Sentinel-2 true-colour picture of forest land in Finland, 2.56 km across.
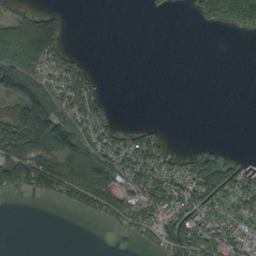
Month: September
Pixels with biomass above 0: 46%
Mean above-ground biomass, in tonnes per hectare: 51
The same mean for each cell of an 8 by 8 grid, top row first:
41 66 0 0 3 1 52 84
74 126 8 0 0 0 0 0
93 58 93 0 0 0 0 0
98 132 103 15 0 0 0 0
148 130 72 79 109 3 10 0
118 166 138 94 97 58 130 62
0 1 73 112 102 82 66 54
0 0 0 2 45 112 108 62
